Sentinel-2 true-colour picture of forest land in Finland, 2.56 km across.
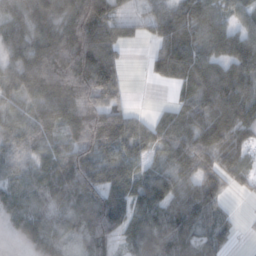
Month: November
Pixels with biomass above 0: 85%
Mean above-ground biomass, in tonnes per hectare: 64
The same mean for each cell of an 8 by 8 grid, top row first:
60 75 134 82 29 53 76 41
56 103 134 83 14 102 66 63
70 122 129 75 13 67 87 73
43 80 103 91 14 52 71 80
31 49 73 80 53 77 80 58
35 64 85 58 58 58 66 55
41 37 63 101 69 77 62 3
11 38 40 66 67 76 42 8
